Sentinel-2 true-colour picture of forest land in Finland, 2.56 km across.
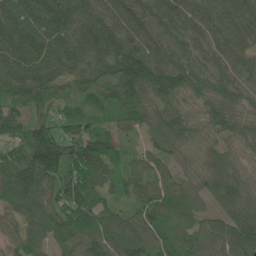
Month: May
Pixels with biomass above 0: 97%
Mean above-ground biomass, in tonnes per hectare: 99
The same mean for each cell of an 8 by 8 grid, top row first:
138 143 114 107 105 120 114 156
120 113 122 115 110 101 89 103
117 96 90 117 141 114 113 79
72 59 83 80 89 91 86 66
82 174 128 92 40 90 68 71
132 127 111 69 90 64 84 71
92 98 136 63 98 81 51 102
63 78 103 102 113 85 62 131
